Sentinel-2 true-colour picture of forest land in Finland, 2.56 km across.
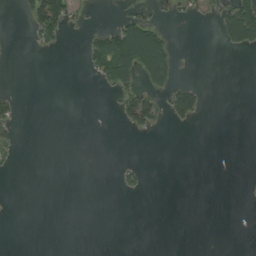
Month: August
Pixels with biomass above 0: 13%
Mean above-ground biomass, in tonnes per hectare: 17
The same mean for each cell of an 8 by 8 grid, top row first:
5 121 12 4 27 9 9 107
0 14 9 120 165 19 0 41
0 0 1 67 52 35 1 0
25 0 0 3 94 67 8 0
19 0 0 0 0 0 0 0
2 0 0 3 17 0 0 0
0 0 0 0 0 0 0 0
0 0 0 0 0 0 0 0
